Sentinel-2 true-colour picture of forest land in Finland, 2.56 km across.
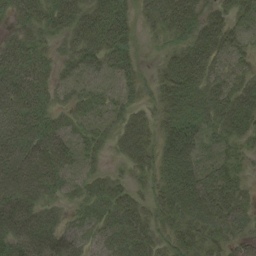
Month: August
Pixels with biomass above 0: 87%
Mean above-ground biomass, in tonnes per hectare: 45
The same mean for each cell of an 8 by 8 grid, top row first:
28 40 44 58 20 66 40 38
43 24 46 53 6 34 63 37
53 34 30 28 16 67 52 39
59 40 33 33 24 48 55 74
65 59 33 25 42 94 36 34
85 63 27 23 21 87 54 34
67 36 24 54 36 75 87 50
67 55 32 41 49 40 49 37
